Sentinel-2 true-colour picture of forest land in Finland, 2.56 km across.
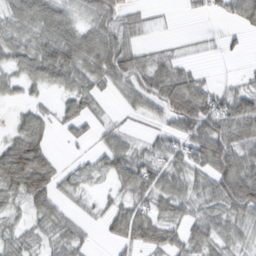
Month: February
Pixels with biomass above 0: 72%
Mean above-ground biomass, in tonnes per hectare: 42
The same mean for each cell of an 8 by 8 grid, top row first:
51 73 31 52 19 3 17 43
43 60 70 80 26 12 8 9
32 44 48 53 59 58 15 15
12 19 36 10 37 59 72 47
51 31 14 35 21 43 91 68
93 71 21 35 65 47 59 108
25 52 14 28 49 46 37 79
37 30 31 25 66 39 48 34
